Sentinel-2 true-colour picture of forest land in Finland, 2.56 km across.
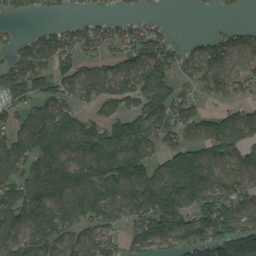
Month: August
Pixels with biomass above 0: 75%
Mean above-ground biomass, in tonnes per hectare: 99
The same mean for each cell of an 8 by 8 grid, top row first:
21 20 20 28 27 1 5 7
65 109 76 59 112 56 100 94
94 80 101 116 134 72 107 91
60 118 62 72 124 103 47 79
119 145 117 138 125 77 110 109
95 200 158 163 137 159 129 107
139 149 136 115 141 155 139 116
116 97 94 72 109 105 128 170
